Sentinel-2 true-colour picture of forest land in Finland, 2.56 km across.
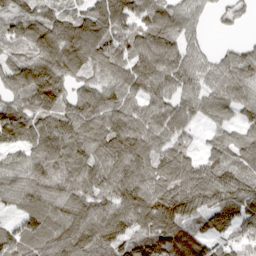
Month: March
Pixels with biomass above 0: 92%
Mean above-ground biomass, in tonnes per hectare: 85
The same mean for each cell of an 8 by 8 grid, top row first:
78 78 72 123 81 89 25 25
71 125 132 117 98 78 24 35
108 143 61 73 105 86 59 74
107 99 92 93 73 86 47 51
88 115 89 103 92 78 35 67
79 96 90 90 84 89 88 85
57 93 91 89 113 114 72 97
103 100 102 94 95 121 84 68
